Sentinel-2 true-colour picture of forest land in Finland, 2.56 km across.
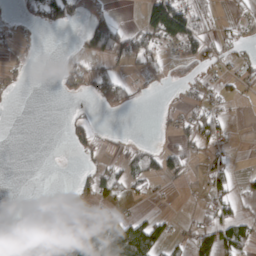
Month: March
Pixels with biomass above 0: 34%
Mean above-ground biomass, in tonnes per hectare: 28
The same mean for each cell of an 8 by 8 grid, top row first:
9 45 10 24 59 165 26 12
9 0 17 63 59 29 40 18
13 0 38 53 24 8 12 23
2 0 5 14 0 12 42 1
0 0 25 10 13 25 33 1
0 0 15 47 45 29 52 18
0 6 9 29 5 2 35 20
26 46 81 121 115 25 62 64
